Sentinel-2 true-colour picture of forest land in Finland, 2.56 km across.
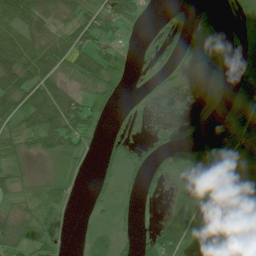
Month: July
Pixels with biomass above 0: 64%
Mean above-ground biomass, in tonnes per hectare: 39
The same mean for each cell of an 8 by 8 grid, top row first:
77 40 42 65 19 15 20 14
82 55 56 25 13 45 20 20
70 62 46 45 8 11 8 36
63 75 63 11 4 0 16 60
28 57 36 27 21 33 44 64
27 20 14 25 31 32 85 77
28 45 2 18 5 62 88 71
46 45 10 37 20 76 71 90
